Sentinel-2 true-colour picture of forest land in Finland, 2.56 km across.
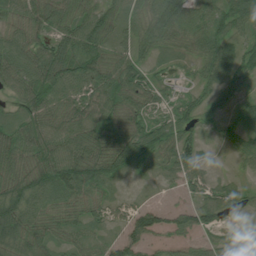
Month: July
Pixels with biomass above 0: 87%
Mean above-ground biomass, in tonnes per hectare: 57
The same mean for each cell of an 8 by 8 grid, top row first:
62 77 66 64 59 74 58 70
78 68 81 65 41 41 61 59
73 93 77 79 51 15 42 57
42 75 64 60 58 48 37 38
81 84 82 87 93 68 11 39
76 89 96 65 21 41 31 19
90 62 55 37 46 32 57 30
76 59 47 37 57 28 25 28
